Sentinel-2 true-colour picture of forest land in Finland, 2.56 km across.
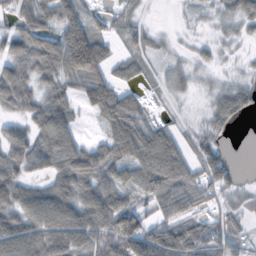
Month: October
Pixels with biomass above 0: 76%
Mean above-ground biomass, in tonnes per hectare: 50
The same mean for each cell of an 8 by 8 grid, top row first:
50 60 52 24 12 2 10 50
51 82 128 29 26 7 15 8
67 37 65 50 19 20 9 16
28 75 26 83 34 7 29 45
61 70 52 80 97 48 38 0
60 51 106 60 65 72 62 16
65 97 82 87 42 55 23 21
100 73 70 74 92 87 53 31
